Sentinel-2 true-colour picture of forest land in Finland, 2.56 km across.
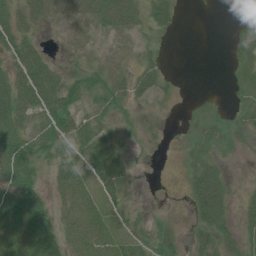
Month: July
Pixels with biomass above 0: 63%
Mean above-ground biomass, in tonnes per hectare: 26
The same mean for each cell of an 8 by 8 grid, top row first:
29 49 66 73 35 20 1 5
33 7 28 27 19 1 0 25
38 39 41 40 36 4 0 17
49 51 31 32 12 2 16 18
45 52 47 21 9 5 30 12
45 19 32 41 1 2 54 1
38 25 18 20 8 2 63 17
39 37 19 23 25 20 34 26
